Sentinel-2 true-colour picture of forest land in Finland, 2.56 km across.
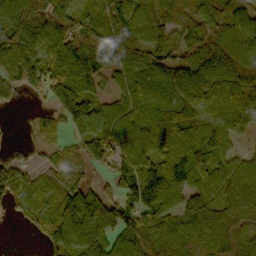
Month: October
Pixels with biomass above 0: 87%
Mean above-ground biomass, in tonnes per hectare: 92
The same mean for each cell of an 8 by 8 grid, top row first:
130 140 76 76 96 105 102 82
109 89 130 136 94 93 124 101
67 91 138 44 71 108 113 148
7 38 153 71 74 120 113 139
7 44 84 99 99 114 87 31
65 44 52 57 138 120 83 102
41 71 175 97 111 92 103 106
0 65 122 100 122 99 75 78
